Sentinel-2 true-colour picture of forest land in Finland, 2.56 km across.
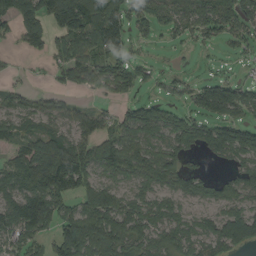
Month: August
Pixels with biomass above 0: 72%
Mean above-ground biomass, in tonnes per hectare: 80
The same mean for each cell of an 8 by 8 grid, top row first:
99 95 135 112 76 76 93 89
20 65 92 100 22 19 23 37
12 14 64 108 41 35 47 33
67 55 45 37 95 46 89 80
55 71 98 107 92 87 90 138
91 160 155 65 79 107 52 72
113 166 88 123 72 51 49 72
78 66 212 140 75 79 90 97
